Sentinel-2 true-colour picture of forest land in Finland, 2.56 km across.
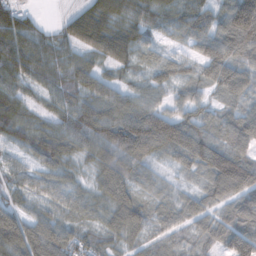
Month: November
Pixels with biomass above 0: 94%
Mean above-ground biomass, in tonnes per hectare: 76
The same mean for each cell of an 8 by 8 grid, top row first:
91 7 81 82 54 62 74 177
117 76 76 124 51 20 69 107
70 69 80 44 38 52 62 87
84 47 97 97 98 66 52 61
52 100 66 111 120 117 100 84
44 57 28 113 40 25 79 163
57 44 45 85 79 57 51 104
141 133 83 50 62 60 58 105
